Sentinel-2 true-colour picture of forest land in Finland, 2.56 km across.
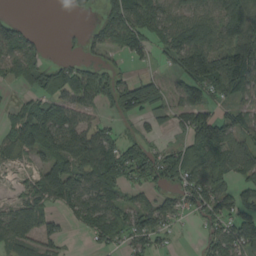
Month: August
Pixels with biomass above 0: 67%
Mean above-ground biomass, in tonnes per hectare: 73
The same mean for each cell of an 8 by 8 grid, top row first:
13 0 12 78 100 71 81 110
83 20 23 70 66 111 121 137
52 78 94 65 50 43 130 112
40 116 67 42 60 61 63 56
88 124 111 74 63 36 143 80
15 120 96 127 77 87 95 70
74 58 86 102 71 45 83 83
95 66 4 55 71 13 47 104
